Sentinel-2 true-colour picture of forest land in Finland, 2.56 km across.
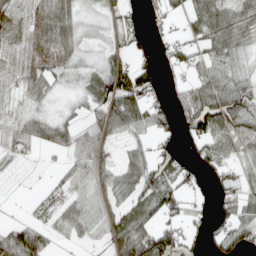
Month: April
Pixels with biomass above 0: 68%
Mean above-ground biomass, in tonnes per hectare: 49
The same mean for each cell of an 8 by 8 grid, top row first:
44 90 36 24 17 25 80 61
55 68 38 32 23 42 48 45
48 47 20 90 88 17 58 44
39 26 24 95 85 50 119 93
51 47 51 32 32 31 52 60
9 7 53 41 76 55 23 45
1 31 54 40 57 45 21 66
91 40 23 49 87 70 37 66
